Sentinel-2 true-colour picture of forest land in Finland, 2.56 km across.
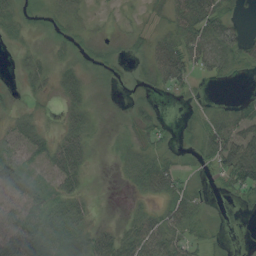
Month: August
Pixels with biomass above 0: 59%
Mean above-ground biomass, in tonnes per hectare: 24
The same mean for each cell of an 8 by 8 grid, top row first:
24 19 18 6 9 39 65 11
7 7 14 10 20 55 68 38
3 16 28 10 9 46 15 4
9 4 27 1 16 2 16 21
23 26 39 8 25 11 34 60
43 22 30 2 47 31 7 61
30 30 20 1 13 43 9 6
55 35 28 28 49 36 13 0
